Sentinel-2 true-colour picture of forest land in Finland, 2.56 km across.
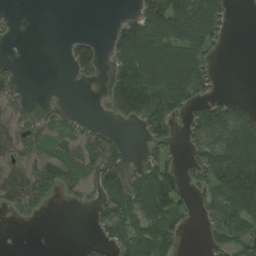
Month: August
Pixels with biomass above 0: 54%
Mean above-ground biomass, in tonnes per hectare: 48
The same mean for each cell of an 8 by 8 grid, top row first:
4 0 0 2 80 110 90 0
1 0 53 43 121 103 54 0
24 0 21 59 108 125 47 0
30 16 5 38 96 57 69 52
54 38 42 36 29 18 75 112
56 77 47 66 66 51 69 141
45 15 12 63 94 59 34 92
0 0 1 48 95 40 16 63
